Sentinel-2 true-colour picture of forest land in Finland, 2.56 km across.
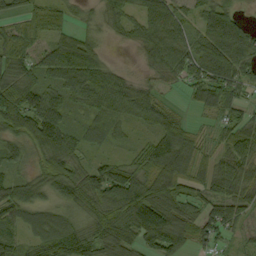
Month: September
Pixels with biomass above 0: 89%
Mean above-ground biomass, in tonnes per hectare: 73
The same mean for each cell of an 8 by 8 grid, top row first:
49 63 20 53 75 80 69 36
77 68 95 10 55 89 99 118
84 63 108 70 28 45 127 91
120 117 41 78 72 33 52 59
52 100 67 42 45 119 37 83
49 74 72 112 92 104 70 75
86 65 55 96 125 88 62 64
60 99 86 82 93 99 56 25
